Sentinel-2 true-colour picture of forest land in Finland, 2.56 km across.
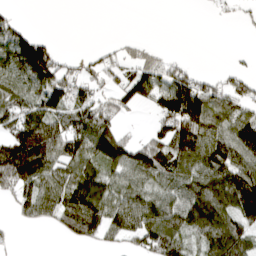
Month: April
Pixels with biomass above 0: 64%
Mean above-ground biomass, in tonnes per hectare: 78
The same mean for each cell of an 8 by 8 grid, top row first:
20 0 0 0 0 0 5 17
134 76 1 22 35 1 0 3
85 139 85 42 104 97 41 57
106 110 103 72 16 171 116 67
151 162 128 117 74 151 116 110
140 96 95 66 93 97 115 115
45 90 116 98 116 108 167 144
8 1 51 41 95 101 119 115
